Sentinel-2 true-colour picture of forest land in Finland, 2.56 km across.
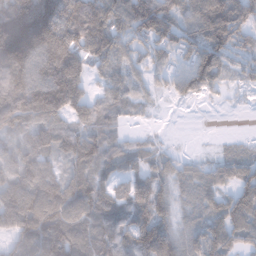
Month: January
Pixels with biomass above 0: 84%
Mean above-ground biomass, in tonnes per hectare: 91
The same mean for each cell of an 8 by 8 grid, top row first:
173 205 152 134 158 104 151 140
174 151 110 110 104 111 156 78
125 151 84 50 57 89 136 40
135 146 47 51 12 0 1 3
53 81 45 62 31 5 1 13
93 63 79 59 70 60 60 80
65 119 102 113 113 56 69 90
82 150 112 123 149 86 99 79
